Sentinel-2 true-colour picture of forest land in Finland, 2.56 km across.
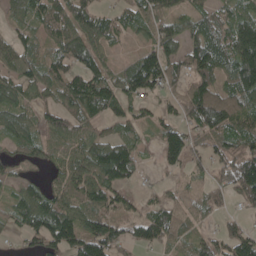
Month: May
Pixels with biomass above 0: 80%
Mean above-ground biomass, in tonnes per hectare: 64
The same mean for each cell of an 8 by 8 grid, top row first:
48 73 85 38 65 60 57 67
67 51 104 37 50 66 117 141
71 72 82 67 107 47 78 115
82 50 77 54 32 39 119 87
58 49 61 82 34 84 50 65
24 28 76 76 9 20 31 102
58 91 76 75 30 48 38 23
14 93 111 90 46 44 41 76
